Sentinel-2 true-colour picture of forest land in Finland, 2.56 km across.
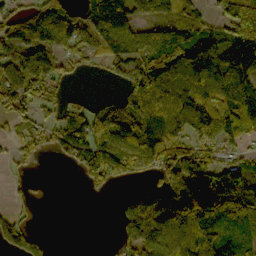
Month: October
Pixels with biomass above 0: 70%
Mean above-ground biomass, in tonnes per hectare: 86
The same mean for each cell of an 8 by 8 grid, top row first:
70 145 76 159 53 65 39 209
112 95 70 106 125 130 148 154
106 87 8 26 105 100 145 130
71 37 67 69 110 124 140 126
49 46 118 114 105 106 92 53
17 2 41 98 53 135 114 89
17 1 0 11 147 175 152 52
83 20 0 19 141 117 98 48
